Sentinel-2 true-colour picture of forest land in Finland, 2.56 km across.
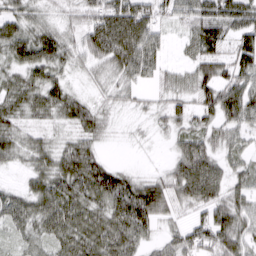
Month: March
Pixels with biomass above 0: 87%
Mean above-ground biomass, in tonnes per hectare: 57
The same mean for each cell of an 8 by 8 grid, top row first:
53 26 40 95 89 55 80 79
66 79 49 97 96 10 53 74
46 64 12 37 34 37 71 70
52 50 57 18 16 45 62 90
48 33 60 5 5 34 52 39
8 69 99 84 26 67 95 41
59 73 74 89 111 44 62 61
29 53 82 91 47 53 70 74
